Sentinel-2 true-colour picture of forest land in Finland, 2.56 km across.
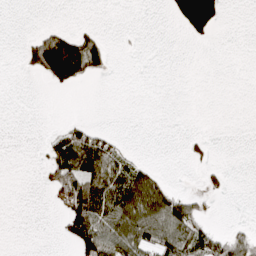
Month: April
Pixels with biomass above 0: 26%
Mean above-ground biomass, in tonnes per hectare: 35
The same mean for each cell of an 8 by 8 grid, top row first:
0 0 0 0 0 76 202 0
4 189 135 22 1 0 1 0
0 57 63 1 0 0 0 0
0 0 0 0 0 0 0 0
0 31 104 40 0 0 15 0
0 43 117 94 77 1 20 0
0 11 145 92 130 100 13 0
0 0 89 84 83 87 67 49
